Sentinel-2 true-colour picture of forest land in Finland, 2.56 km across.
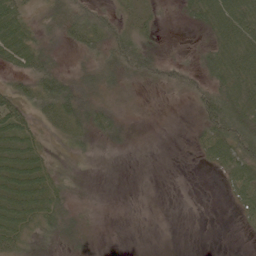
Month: June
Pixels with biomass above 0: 64%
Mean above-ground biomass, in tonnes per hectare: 28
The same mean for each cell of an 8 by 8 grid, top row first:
39 22 37 27 23 9 61 71
51 20 25 46 36 2 31 71
23 58 25 21 24 31 40 74
52 44 54 29 2 1 70 78
46 18 20 14 2 0 48 79
59 35 6 1 1 0 3 65
56 47 8 0 0 0 0 27
40 17 13 0 0 0 0 1
